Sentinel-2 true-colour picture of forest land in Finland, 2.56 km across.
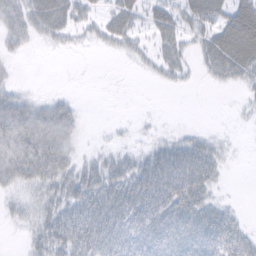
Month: February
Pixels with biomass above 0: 64%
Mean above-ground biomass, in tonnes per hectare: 32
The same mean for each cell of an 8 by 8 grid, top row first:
39 51 27 29 25 35 54 68
18 7 7 15 14 27 37 83
14 0 0 0 3 15 10 27
83 55 19 0 1 0 0 5
87 81 15 8 9 30 28 2
45 50 38 45 52 65 53 0
19 35 49 58 59 63 46 7
2 45 51 44 40 51 63 48
